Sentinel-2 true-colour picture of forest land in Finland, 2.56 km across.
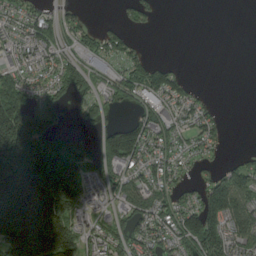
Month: August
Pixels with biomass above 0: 63%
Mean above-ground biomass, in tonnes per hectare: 91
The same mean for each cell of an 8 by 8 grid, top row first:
52 52 29 2 40 0 0 0
55 83 59 78 23 0 0 0
73 56 83 50 109 75 0 0
184 118 33 24 67 61 43 0
308 200 96 164 119 54 58 0
275 297 141 81 76 55 38 96
302 299 89 46 103 98 142 142
224 290 101 80 79 82 159 108
